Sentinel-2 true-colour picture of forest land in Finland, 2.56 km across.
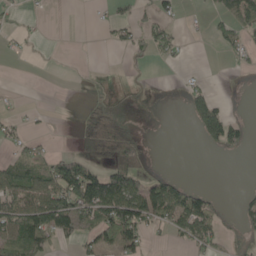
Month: May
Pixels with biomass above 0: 34%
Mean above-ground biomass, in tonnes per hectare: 33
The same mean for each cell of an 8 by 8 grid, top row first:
8 2 0 17 16 15 11 82
5 2 0 10 32 28 2 25
0 0 1 2 4 1 5 1
9 2 7 35 7 0 69 1
25 13 30 98 28 0 22 30
65 79 121 107 38 18 0 0
85 123 117 122 84 85 66 17
87 65 44 60 40 17 44 16
